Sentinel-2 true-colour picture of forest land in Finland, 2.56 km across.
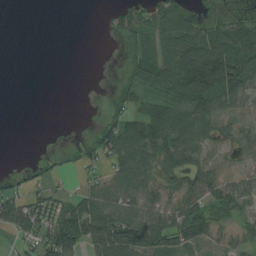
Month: August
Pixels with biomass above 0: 62%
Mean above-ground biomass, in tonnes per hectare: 58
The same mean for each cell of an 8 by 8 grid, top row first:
0 0 0 36 87 110 31 26
0 0 0 1 63 126 146 117
0 0 0 8 88 134 173 106
0 0 1 39 80 93 113 59
0 1 29 90 109 80 52 47
32 38 24 62 77 60 77 55
114 66 74 89 70 71 79 42
37 88 88 137 119 73 63 42
